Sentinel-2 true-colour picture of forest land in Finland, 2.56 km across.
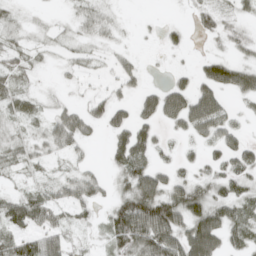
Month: April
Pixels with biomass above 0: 58%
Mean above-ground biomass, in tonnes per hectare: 29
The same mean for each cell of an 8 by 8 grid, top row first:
9 2 18 10 1 0 26 16
23 8 11 10 1 12 3 16
25 2 8 14 12 17 53 53
25 16 29 39 40 60 79 11
21 26 24 30 42 10 28 30
10 11 29 15 59 23 20 31
46 44 26 34 86 67 61 31
36 45 8 32 74 66 102 24
